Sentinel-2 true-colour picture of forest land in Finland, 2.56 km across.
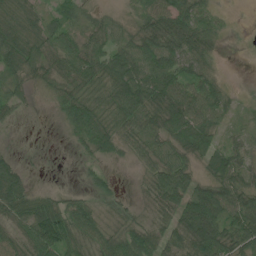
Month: July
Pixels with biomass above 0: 88%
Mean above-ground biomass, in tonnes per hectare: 47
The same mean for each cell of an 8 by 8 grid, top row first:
58 31 33 23 40 58 37 1
62 53 63 51 63 59 27 3
34 37 58 57 83 71 34 8
23 6 68 51 75 80 60 22
4 3 29 36 56 60 59 28
54 4 9 18 22 86 43 51
55 62 60 23 16 78 116 74
40 112 58 55 62 55 105 71
